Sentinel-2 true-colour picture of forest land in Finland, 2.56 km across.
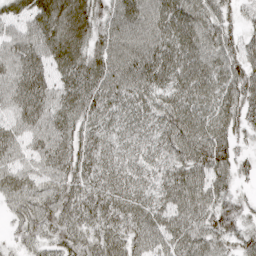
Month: April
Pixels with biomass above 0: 96%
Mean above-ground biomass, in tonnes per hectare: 60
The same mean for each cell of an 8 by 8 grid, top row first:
48 75 72 62 70 73 68 33
54 66 58 73 72 72 72 60
59 54 68 74 70 60 64 74
52 58 57 46 47 65 55 65
49 62 58 41 40 65 89 36
56 59 62 53 42 64 74 37
46 76 70 65 52 66 73 50
29 53 62 68 60 62 72 60
